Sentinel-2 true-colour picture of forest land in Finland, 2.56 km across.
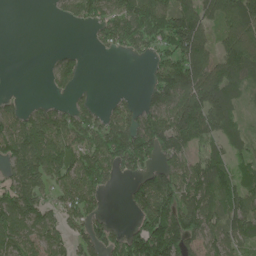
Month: June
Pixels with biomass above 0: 70%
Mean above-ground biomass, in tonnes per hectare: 85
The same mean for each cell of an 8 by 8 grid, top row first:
0 5 80 100 160 124 74 104
0 3 9 64 81 110 62 112
0 23 37 0 20 155 133 83
60 65 72 56 83 142 163 39
132 145 103 152 136 107 64 36
105 118 129 70 84 104 116 67
162 71 109 5 92 133 90 98
114 94 53 71 142 168 80 67
